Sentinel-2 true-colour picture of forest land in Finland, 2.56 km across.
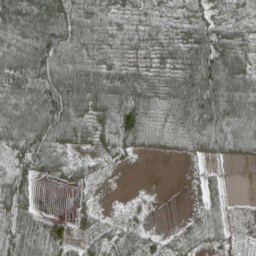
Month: April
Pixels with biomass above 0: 83%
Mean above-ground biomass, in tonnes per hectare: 70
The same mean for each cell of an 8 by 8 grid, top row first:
120 124 84 57 51 46 62 53
118 131 91 80 73 79 121 77
129 132 121 96 102 90 162 114
114 141 93 102 104 83 162 117
78 95 45 60 44 40 92 86
59 29 29 5 0 0 27 1
80 8 17 3 11 1 51 5
87 79 32 46 30 28 46 21
